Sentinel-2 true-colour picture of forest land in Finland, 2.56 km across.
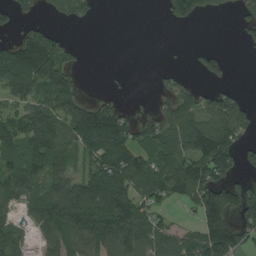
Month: August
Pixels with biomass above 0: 59%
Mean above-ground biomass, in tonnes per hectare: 82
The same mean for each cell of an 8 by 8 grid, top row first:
63 30 56 0 0 78 38 53
101 131 12 0 0 2 22 8
121 137 35 3 0 34 42 3
66 104 108 106 23 93 97 98
81 142 96 201 93 108 157 71
88 90 76 163 116 151 140 50
45 120 174 180 86 17 162 114
75 53 119 184 114 65 148 89
